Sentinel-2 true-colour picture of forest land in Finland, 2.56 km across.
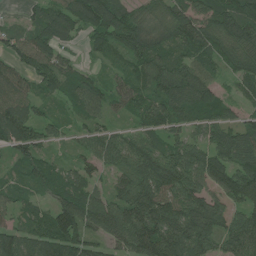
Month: July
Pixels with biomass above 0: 90%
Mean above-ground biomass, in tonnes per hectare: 77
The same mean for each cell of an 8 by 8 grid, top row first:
10 79 112 101 51 73 80 103
67 92 27 74 103 67 75 94
72 78 62 39 82 98 50 59
104 38 55 45 72 87 74 39
101 49 38 80 71 63 70 90
31 68 64 50 106 112 90 106
47 59 122 79 122 100 119 63
100 101 105 62 110 122 92 91
